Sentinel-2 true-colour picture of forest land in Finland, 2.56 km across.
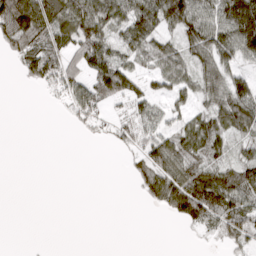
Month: March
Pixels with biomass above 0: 58%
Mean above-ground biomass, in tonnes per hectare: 52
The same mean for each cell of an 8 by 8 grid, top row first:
196 111 104 76 105 108 71 163
61 84 84 62 70 56 92 107
5 57 35 133 43 56 66 68
0 1 32 19 41 32 63 108
0 0 2 15 50 72 90 47
0 0 0 0 66 110 103 89
0 0 0 0 9 98 132 95
0 0 0 0 0 0 8 55
